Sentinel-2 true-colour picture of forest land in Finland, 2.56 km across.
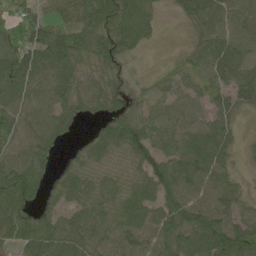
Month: May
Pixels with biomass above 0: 86%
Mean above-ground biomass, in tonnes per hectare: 63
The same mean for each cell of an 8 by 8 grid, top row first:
53 50 75 103 81 21 53 46
90 96 78 82 32 8 53 48
87 79 60 44 18 46 38 52
72 79 47 41 42 51 46 34
56 67 18 77 97 68 81 20
105 39 68 45 68 92 68 18
85 38 58 73 91 90 86 47
73 88 74 66 77 77 86 100
